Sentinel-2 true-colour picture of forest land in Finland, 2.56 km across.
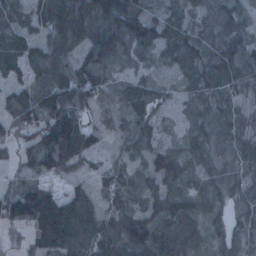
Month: January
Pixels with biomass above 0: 89%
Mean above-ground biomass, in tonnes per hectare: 75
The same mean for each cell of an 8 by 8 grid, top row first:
62 82 106 121 85 44 74 70
81 71 70 84 67 95 87 87
46 92 112 46 46 42 80 108
89 156 103 47 54 26 54 44
53 131 102 14 52 44 67 53
40 67 34 45 50 76 64 53
153 154 105 51 61 88 67 48
27 115 106 93 105 100 65 56
